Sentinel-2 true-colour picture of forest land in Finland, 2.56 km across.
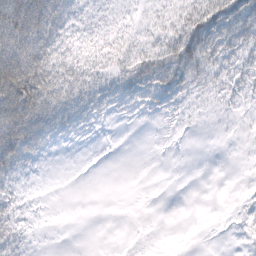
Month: February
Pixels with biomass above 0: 50%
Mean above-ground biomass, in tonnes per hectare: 23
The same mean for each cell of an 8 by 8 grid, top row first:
90 76 21 14 12 24 55 56
75 61 25 25 27 48 51 32
118 73 43 24 41 37 24 20
85 61 37 15 12 11 4 6
75 19 4 0 0 1 0 1
26 1 0 0 0 0 0 0
23 2 0 0 0 0 0 3
36 1 0 0 2 0 0 3
